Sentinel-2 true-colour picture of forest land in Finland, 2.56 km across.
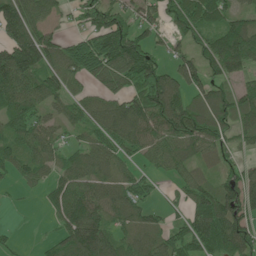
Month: June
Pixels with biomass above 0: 80%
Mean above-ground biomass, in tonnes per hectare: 75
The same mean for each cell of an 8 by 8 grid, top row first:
123 54 44 78 62 80 61 51
136 93 102 122 76 33 69 122
127 77 58 93 109 98 65 50
74 44 65 99 118 123 84 82
61 67 41 77 87 86 75 42
40 40 76 60 45 43 29 70
5 39 129 85 63 31 92 115
13 25 152 86 67 76 88 116
